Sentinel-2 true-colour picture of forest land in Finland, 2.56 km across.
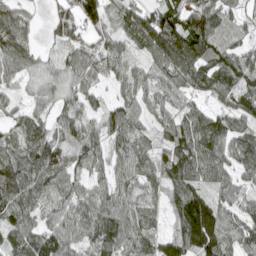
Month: April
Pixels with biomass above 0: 88%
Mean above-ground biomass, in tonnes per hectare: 70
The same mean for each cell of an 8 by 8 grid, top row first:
77 36 91 42 69 85 99 42
92 23 54 57 63 121 111 50
48 57 67 48 60 76 63 79
41 45 59 64 53 48 54 65
50 80 86 66 40 71 101 69
74 95 57 64 50 86 75 44
71 54 77 90 58 70 127 48
79 88 68 106 56 83 162 64
